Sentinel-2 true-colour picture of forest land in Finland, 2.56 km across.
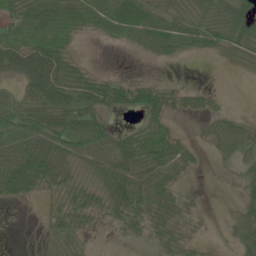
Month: June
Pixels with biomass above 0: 68%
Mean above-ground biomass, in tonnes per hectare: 34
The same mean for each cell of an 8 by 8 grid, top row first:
38 55 52 62 61 32 34 51
44 54 7 5 38 32 38 36
33 73 40 27 20 4 0 1
60 71 61 35 60 19 17 8
68 65 58 45 49 32 17 46
75 52 22 57 63 30 1 18
6 14 40 41 47 28 4 19
0 8 20 3 15 36 7 33
